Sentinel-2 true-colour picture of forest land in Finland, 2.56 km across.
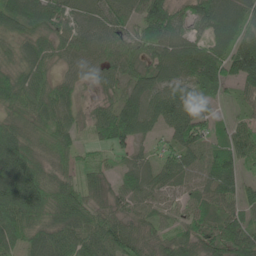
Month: June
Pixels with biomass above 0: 92%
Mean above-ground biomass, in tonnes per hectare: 66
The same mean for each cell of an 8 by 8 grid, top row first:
84 79 40 58 85 68 81 72
47 59 62 62 69 96 72 98
64 50 41 50 64 69 73 74
55 64 41 68 82 87 41 23
93 50 38 61 26 66 59 75
134 65 40 33 57 72 73 53
113 88 74 50 58 49 58 59
66 87 93 101 66 62 69 75
